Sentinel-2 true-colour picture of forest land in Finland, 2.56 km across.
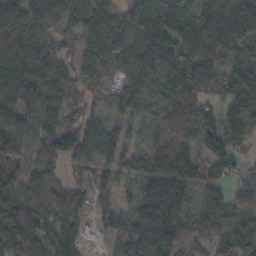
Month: October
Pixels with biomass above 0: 92%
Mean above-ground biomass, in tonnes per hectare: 120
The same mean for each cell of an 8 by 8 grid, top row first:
158 160 135 102 129 144 186 190
257 154 85 116 195 175 201 129
187 156 90 54 116 182 163 116
172 96 66 58 94 180 102 124
109 77 119 99 54 133 82 70
122 71 47 62 132 172 91 41
140 113 90 59 152 142 106 80
155 107 62 48 190 122 72 114
